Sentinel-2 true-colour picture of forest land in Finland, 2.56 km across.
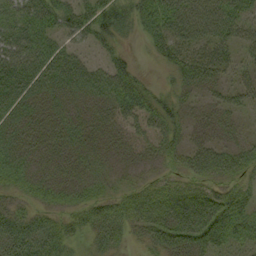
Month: September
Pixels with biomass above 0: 82%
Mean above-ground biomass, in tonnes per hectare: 44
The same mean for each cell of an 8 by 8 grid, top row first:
51 50 56 62 53 78 77 63
68 56 26 32 10 56 61 45
71 63 52 60 23 26 50 26
46 36 31 42 50 38 29 25
45 35 36 30 29 34 34 32
39 31 32 23 18 29 41 36
31 29 34 40 63 84 86 54
73 55 18 34 27 55 61 33
